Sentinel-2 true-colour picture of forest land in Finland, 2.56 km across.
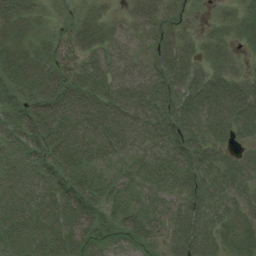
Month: August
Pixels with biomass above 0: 92%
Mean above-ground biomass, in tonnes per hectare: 40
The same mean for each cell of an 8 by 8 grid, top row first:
47 9 19 16 47 18 5 27
40 25 44 31 27 47 24 18
52 53 47 41 43 49 48 34
38 60 59 55 46 56 51 60
39 52 49 46 36 41 44 23
38 42 45 30 31 39 42 39
48 49 61 31 28 42 45 39
55 46 59 27 38 51 48 43
